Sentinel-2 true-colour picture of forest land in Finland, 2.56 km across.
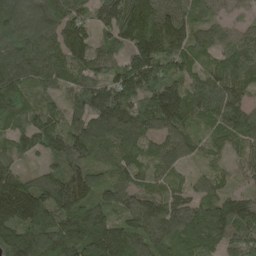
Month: May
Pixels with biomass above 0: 96%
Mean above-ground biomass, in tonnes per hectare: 136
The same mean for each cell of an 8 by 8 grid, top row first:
186 188 107 127 193 136 80 54
165 162 136 94 190 156 90 99
155 135 128 151 201 149 117 109
119 105 124 209 159 183 119 150
92 132 186 123 94 117 62 86
111 125 160 93 68 65 63 45
198 193 171 123 131 122 111 167
200 226 227 202 150 139 111 160
